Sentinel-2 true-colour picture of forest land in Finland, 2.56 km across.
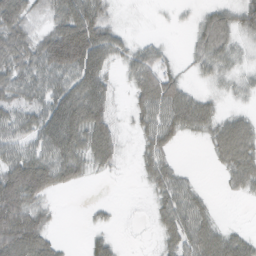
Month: February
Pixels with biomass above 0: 71%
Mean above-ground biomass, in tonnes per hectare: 47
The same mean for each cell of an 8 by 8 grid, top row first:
85 41 96 28 5 6 35 47
73 91 148 55 30 6 51 30
64 65 78 28 61 42 19 25
63 78 94 41 48 73 42 22
58 74 74 66 32 23 23 78
103 88 37 10 22 38 1 48
97 25 1 8 4 60 26 1
105 50 3 26 3 50 61 43
